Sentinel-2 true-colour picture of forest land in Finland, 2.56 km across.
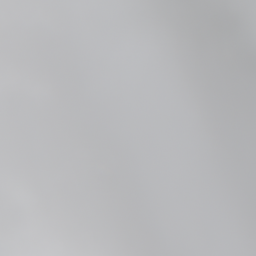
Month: June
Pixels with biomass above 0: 27%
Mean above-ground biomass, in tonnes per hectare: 15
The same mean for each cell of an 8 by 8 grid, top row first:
0 0 10 101 83 56 64 66
0 0 0 3 5 13 35 60
12 0 0 0 0 0 0 13
2 14 9 0 0 0 0 0
0 7 18 14 0 0 0 0
23 13 26 30 5 0 0 0
83 40 28 0 2 0 0 1
42 52 36 3 0 0 0 0
